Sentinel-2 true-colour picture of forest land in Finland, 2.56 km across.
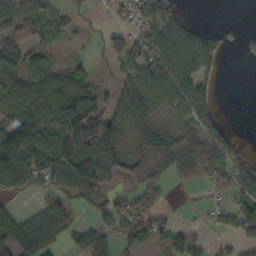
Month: October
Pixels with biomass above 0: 64%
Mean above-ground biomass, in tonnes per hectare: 52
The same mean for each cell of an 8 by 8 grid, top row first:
58 40 12 18 58 37 0 0
48 31 6 42 60 78 68 28
54 67 54 26 74 88 39 0
67 76 114 57 72 46 51 0
43 95 108 105 63 62 69 22
85 70 126 46 68 44 69 61
19 55 25 54 75 3 18 79
72 58 49 52 58 32 21 43
